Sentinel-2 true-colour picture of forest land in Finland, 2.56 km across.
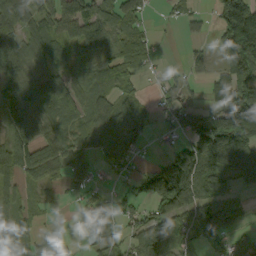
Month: September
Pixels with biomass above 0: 74%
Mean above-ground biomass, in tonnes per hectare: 78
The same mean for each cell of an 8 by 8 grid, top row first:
95 95 119 76 42 18 21 237
84 74 72 56 48 3 23 252
75 74 48 65 24 33 32 136
94 64 53 67 30 81 59 180
95 83 50 115 47 42 204 169
76 37 74 29 69 202 131 77
51 13 50 48 57 129 146 64
70 42 22 52 126 71 86 44
